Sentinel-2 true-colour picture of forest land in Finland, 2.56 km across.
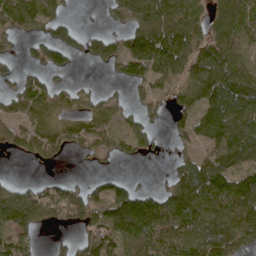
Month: May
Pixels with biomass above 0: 68%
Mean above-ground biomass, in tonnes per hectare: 67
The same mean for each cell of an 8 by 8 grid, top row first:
75 66 8 25 93 104 45 69
18 75 43 54 122 122 78 45
34 37 7 14 63 85 108 87
52 80 53 52 39 50 83 110
54 88 55 55 44 29 57 119
8 14 7 35 4 73 123 84
113 79 106 114 143 128 85 100
56 6 60 77 80 96 127 88
